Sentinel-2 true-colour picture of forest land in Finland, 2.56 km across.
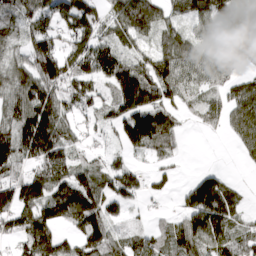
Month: March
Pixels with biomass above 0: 80%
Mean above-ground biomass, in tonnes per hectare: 85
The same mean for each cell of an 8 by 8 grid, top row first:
81 76 124 75 150 66 119 107
52 93 74 88 37 94 61 112
89 127 91 110 153 105 72 60
105 161 50 85 185 54 60 105
110 147 42 24 120 54 0 50
63 100 77 70 38 21 61 5
123 95 134 58 18 21 171 47
61 132 86 77 74 112 136 86
